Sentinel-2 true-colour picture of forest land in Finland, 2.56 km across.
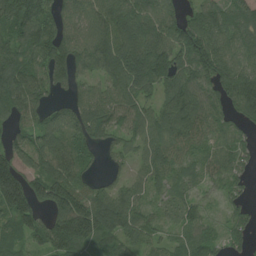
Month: July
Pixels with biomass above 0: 88%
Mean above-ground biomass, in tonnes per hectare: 88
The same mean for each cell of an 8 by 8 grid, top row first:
131 87 90 107 102 84 85 95
86 103 94 110 125 123 117 67
111 79 58 79 121 121 95 105
85 63 91 90 69 114 81 99
64 80 83 54 79 73 56 58
171 122 75 28 61 64 53 59
161 97 150 122 55 68 41 47
66 109 157 85 64 44 72 49
